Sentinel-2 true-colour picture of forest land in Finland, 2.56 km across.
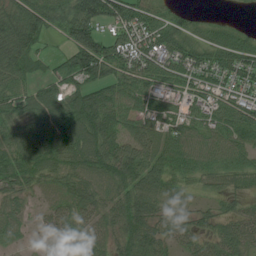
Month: July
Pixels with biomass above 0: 86%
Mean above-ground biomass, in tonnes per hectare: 75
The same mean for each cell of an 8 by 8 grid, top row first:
99 98 155 116 94 49 18 5
116 20 152 110 97 105 86 93
75 47 73 85 80 73 74 82
76 106 121 100 57 55 70 89
88 114 101 92 89 84 73 83
90 59 71 89 97 64 50 65
42 36 78 61 90 41 27 35
29 13 51 53 105 49 50 74
